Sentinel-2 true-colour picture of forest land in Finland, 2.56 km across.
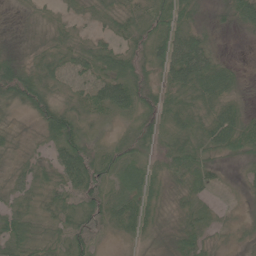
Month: June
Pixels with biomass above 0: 88%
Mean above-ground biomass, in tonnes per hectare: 36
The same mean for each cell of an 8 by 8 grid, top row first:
8 12 17 32 33 62 18 53
13 27 33 39 33 80 40 1
66 40 29 74 37 55 58 19
16 52 37 44 41 40 37 38
18 32 56 29 36 39 42 55
33 31 78 43 48 33 32 10
29 32 48 50 51 21 23 11
53 35 46 12 25 39 30 17
